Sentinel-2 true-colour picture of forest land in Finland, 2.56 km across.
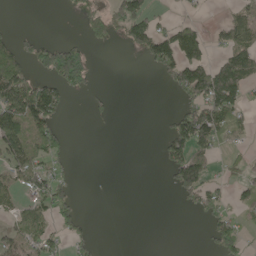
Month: May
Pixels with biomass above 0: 35%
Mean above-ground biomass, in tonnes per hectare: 46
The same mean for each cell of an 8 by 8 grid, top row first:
0 0 28 85 80 13 4 46
63 69 60 17 78 128 50 93
118 62 93 0 0 80 135 122
116 111 0 16 0 42 111 44
100 73 0 0 0 107 85 19
41 56 2 0 0 85 63 30
40 66 24 0 0 9 58 43
41 45 23 0 0 0 25 44
